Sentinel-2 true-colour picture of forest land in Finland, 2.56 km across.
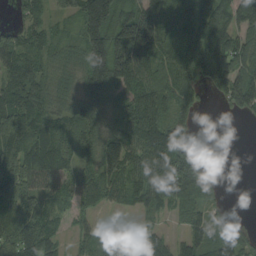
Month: August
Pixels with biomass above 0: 82%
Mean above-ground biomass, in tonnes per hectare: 97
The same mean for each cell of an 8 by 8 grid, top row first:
36 56 116 134 145 117 163 120
98 67 95 195 182 136 189 129
101 70 70 130 106 121 91 128
166 85 92 65 161 93 8 55
137 139 97 104 140 132 1 0
128 111 75 102 116 186 75 0
121 78 61 47 76 82 64 0
113 95 41 69 99 36 75 62
